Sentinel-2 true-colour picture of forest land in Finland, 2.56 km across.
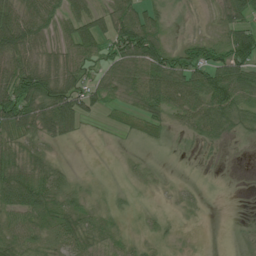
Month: July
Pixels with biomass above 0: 73%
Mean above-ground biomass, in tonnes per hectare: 40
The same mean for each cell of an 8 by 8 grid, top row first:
56 46 45 61 55 13 10 50
75 35 59 51 105 43 51 90
94 88 55 39 68 64 81 74
100 91 66 17 45 39 64 55
46 31 5 4 21 7 26 7
61 53 10 1 16 3 5 0
67 55 39 16 6 12 5 0
43 41 52 25 14 7 1 2
